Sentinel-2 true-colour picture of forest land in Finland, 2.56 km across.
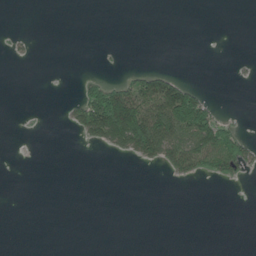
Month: June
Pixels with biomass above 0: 16%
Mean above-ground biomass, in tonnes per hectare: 24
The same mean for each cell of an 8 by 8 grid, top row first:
0 0 0 0 0 0 0 0
5 0 0 1 0 0 0 0
0 0 16 34 80 63 0 2
0 0 70 256 156 187 85 1
0 0 9 71 144 112 119 70
0 0 0 0 0 27 27 21
0 0 0 0 0 0 0 0
0 0 0 0 0 0 0 0
